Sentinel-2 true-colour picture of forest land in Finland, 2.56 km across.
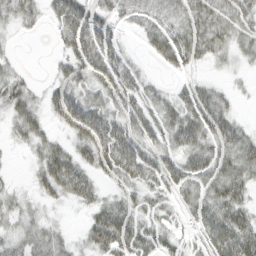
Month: March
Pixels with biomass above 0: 71%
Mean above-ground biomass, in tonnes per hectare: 34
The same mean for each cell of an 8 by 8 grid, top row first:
35 22 60 34 27 32 48 36
5 3 66 41 15 48 36 26
31 11 39 55 20 9 13 6
39 29 70 40 40 42 55 9
15 35 39 66 41 44 44 45
4 50 56 29 44 40 52 46
23 11 18 39 26 20 50 41
28 37 14 55 37 18 38 61
